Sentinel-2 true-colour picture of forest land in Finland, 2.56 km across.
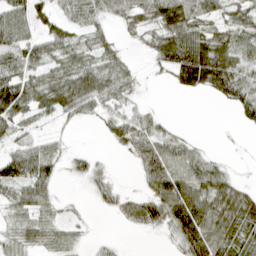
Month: April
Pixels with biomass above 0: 70%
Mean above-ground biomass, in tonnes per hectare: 41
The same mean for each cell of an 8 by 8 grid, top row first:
62 33 34 26 46 79 42 45
56 47 41 26 21 85 81 46
66 53 64 48 11 48 91 58
74 44 39 37 24 1 0 34
33 33 2 18 53 40 6 3
64 51 20 13 34 72 52 12
38 29 4 17 53 92 75 71
30 28 16 8 2 45 86 50
